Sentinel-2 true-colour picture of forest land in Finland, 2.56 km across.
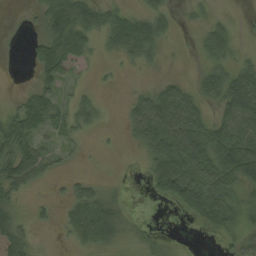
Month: August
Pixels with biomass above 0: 64%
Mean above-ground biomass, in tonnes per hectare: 40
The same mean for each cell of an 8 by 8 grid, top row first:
1 59 88 41 40 17 15 4
1 61 56 27 61 4 50 14
0 44 9 7 3 22 56 78
34 54 43 2 76 101 34 109
63 26 17 2 47 84 86 104
63 22 13 2 12 106 75 84
28 11 65 42 0 29 96 40
72 2 39 36 21 3 5 33
